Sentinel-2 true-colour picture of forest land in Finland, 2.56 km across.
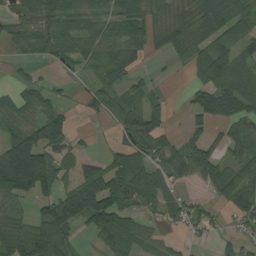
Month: August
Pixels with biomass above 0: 69%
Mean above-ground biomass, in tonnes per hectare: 69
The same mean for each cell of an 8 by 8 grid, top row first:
64 101 76 65 91 64 111 95
31 61 55 69 66 62 78 53
19 19 20 63 28 5 67 69
76 68 14 41 80 4 103 71
132 119 22 24 95 41 74 81
219 107 75 118 78 83 72 82
41 95 156 148 48 61 28 73
102 134 20 91 54 18 17 45
